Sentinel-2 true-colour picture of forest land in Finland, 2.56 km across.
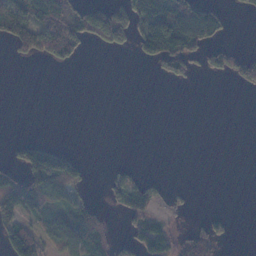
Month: November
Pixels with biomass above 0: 32%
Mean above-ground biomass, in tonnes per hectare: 39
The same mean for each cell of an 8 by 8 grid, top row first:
132 131 112 124 118 162 98 4
35 87 55 48 62 118 45 6
0 0 0 0 0 34 6 28
0 0 0 0 0 0 0 0
25 25 1 0 0 0 0 0
42 144 48 15 12 0 0 0
86 58 61 11 48 14 2 0
95 43 128 47 75 55 64 0
